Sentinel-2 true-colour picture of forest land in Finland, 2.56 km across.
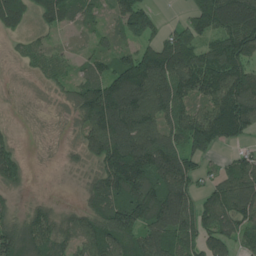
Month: June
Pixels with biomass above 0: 83%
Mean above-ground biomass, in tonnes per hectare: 104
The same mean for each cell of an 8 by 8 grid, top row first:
117 95 80 54 134 11 146 158
21 48 19 67 96 169 97 152
3 39 69 140 179 155 145 157
2 5 92 194 153 116 114 198
45 3 53 174 167 102 139 56
82 1 22 191 180 177 49 125
38 67 58 147 175 202 103 136
164 122 102 143 127 137 101 72
